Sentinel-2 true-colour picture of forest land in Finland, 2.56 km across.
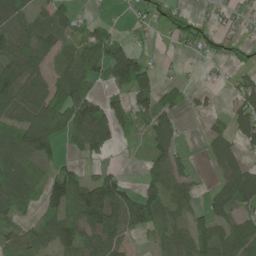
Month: June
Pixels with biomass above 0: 66%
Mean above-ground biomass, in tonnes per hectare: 62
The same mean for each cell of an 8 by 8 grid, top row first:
90 53 33 12 40 52 20 29
84 58 70 106 24 18 33 27
92 61 90 86 96 14 7 44
66 132 111 79 68 51 24 68
81 103 73 47 39 58 27 55
68 49 49 51 33 71 8 107
61 59 91 124 120 57 50 90
59 64 84 73 13 68 85 99
